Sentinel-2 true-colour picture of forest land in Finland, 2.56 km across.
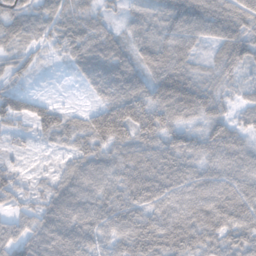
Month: November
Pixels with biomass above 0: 93%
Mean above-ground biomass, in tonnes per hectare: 76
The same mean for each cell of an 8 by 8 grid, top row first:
67 65 73 31 48 102 117 100
40 32 73 59 62 108 47 97
34 3 17 77 82 136 66 38
80 66 32 125 119 108 98 37
15 21 51 99 91 93 94 75
52 24 92 81 113 101 80 93
43 92 114 93 88 91 114 109
87 110 101 63 93 97 80 79
